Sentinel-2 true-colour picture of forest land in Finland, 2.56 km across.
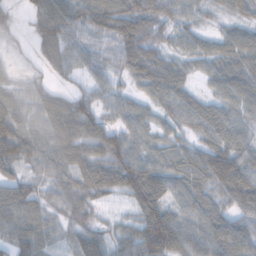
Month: November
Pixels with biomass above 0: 92%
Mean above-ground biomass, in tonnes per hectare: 62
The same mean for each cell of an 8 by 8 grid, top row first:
30 79 46 84 74 42 26 43
18 72 60 44 83 33 39 69
35 31 33 42 64 59 32 69
87 52 92 50 45 56 56 47
120 55 71 85 56 48 57 59
56 46 73 100 112 72 97 110
87 43 63 28 103 65 64 58
71 39 25 40 117 116 78 77
